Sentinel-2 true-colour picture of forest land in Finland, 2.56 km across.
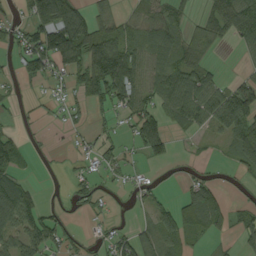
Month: September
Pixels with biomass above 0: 59%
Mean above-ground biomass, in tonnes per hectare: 50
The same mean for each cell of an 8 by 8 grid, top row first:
28 112 78 40 37 42 34 106
32 127 116 113 73 72 43 30
24 38 50 135 77 92 58 27
12 11 18 35 80 72 89 119
47 7 10 30 74 14 11 86
55 5 23 18 10 7 22 24
122 23 25 14 24 45 109 25
66 68 20 40 26 50 17 36
